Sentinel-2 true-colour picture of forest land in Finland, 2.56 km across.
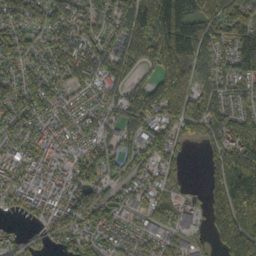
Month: October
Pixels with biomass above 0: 84%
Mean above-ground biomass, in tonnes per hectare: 104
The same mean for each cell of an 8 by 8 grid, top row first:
87 109 110 141 266 196 137 150
101 79 129 113 176 188 147 113
80 78 78 119 75 201 110 110
90 75 57 55 153 173 158 85
66 85 54 68 127 85 96 160
76 85 79 61 60 39 74 192
43 75 109 75 69 62 93 159
54 56 67 82 76 54 40 189
